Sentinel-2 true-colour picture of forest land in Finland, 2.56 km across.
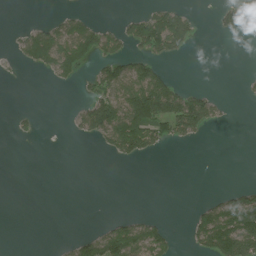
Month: July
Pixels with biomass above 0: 28%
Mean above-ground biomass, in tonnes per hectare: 40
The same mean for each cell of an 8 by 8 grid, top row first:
0 7 33 2 65 85 3 67
24 123 112 52 73 60 0 2
2 12 28 102 142 32 0 4
8 0 39 132 182 146 80 0
2 0 4 67 99 26 2 0
0 0 0 0 0 0 0 0
0 0 0 0 0 0 52 135
0 0 41 107 102 16 106 195
